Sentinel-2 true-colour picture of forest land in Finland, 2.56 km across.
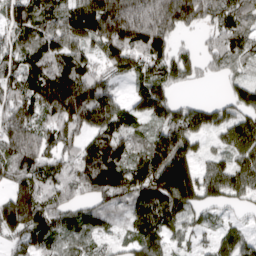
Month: April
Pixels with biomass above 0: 87%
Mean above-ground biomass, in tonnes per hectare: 117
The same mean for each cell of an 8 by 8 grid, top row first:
147 104 149 238 201 199 104 95
104 118 87 127 134 71 63 95
112 150 148 59 77 85 25 61
161 123 167 141 95 110 105 104
198 118 102 157 70 179 45 122
85 129 173 205 168 257 116 120
201 133 70 79 141 146 85 56
72 87 76 42 116 63 49 93
